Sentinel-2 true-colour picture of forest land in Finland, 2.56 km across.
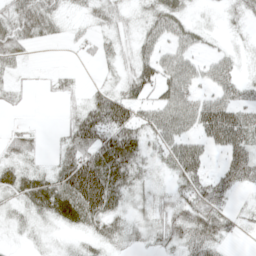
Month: May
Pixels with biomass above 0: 71%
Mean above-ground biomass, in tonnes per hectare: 36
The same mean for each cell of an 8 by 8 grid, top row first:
50 43 12 30 25 46 4 24
44 6 11 18 38 41 13 9
12 7 6 11 56 67 34 29
6 0 33 74 39 74 69 51
31 5 63 77 36 60 42 59
38 38 106 84 25 32 36 55
23 57 80 48 20 42 61 13
6 9 14 32 20 35 53 7
